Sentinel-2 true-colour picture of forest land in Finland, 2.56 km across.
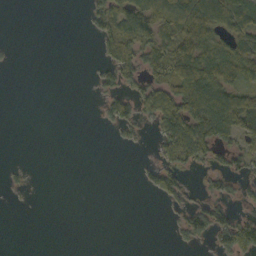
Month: October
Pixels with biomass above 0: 38%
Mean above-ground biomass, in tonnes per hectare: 39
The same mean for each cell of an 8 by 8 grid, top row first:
0 0 3 95 121 113 118 118
3 0 0 59 79 103 74 90
0 0 0 45 67 108 121 64
0 0 0 61 45 111 135 135
0 0 0 5 10 106 91 53
7 0 0 0 21 62 27 37
2 0 0 0 0 18 63 21
0 0 0 0 0 10 30 99
